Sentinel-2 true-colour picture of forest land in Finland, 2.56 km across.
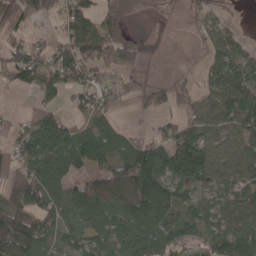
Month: April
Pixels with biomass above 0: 72%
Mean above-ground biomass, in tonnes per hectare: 63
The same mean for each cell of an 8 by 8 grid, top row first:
67 50 92 53 6 3 41 9
58 45 101 104 16 1 30 35
43 79 80 59 37 23 36 63
10 74 35 63 35 55 62 79
51 97 96 57 57 85 63 70
76 81 61 118 148 72 58 57
110 63 94 71 143 73 54 74
97 41 56 73 91 64 55 91
